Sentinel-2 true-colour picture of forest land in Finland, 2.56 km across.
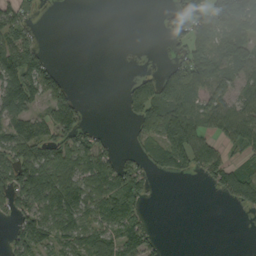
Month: September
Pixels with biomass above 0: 55%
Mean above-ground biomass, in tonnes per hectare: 49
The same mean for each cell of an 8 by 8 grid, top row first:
46 1 0 0 0 49 65 84
95 9 0 0 0 32 58 82
103 71 0 0 37 80 84 53
69 44 49 0 68 107 63 70
79 55 61 15 35 116 59 55
87 101 78 83 52 34 42 71
54 82 79 80 29 0 0 25
45 61 72 68 66 0 0 0
